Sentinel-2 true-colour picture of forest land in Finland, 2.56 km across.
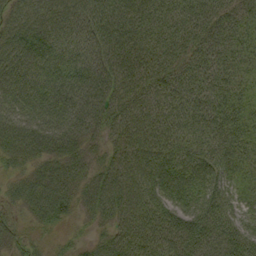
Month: September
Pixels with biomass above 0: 96%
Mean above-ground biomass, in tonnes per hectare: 61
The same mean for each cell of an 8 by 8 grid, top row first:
44 69 83 92 80 78 64 38
61 82 72 85 79 74 58 42
72 77 77 62 65 69 61 40
69 71 66 64 64 66 63 48
54 60 43 40 71 71 66 50
27 55 46 61 87 75 68 40
24 64 36 65 79 70 74 41
23 14 18 57 72 66 63 67
